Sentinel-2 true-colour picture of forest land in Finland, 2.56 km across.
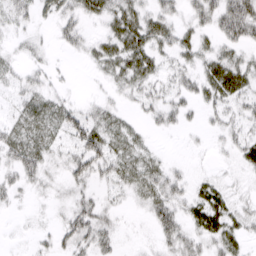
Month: March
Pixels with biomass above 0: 65%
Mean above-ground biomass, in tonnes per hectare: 28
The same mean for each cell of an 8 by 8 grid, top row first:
27 19 38 43 40 26 44 70
13 11 24 44 50 35 25 35
21 19 1 27 39 26 46 48
21 42 31 29 18 28 23 25
44 34 37 41 20 1 9 30
30 22 36 31 42 24 13 11
7 9 34 17 20 38 55 23
2 12 38 25 6 37 39 29
